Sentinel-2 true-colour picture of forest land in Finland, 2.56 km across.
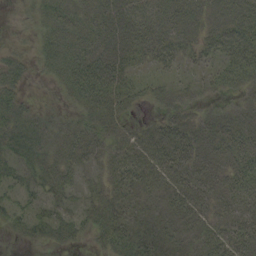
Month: September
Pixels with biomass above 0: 80%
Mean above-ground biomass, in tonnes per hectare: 29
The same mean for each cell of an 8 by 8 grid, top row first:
4 34 36 36 44 36 28 41
13 31 45 32 45 39 30 54
28 12 58 50 17 13 15 39
36 15 24 35 7 26 16 26
34 28 37 31 34 42 24 38
22 35 21 29 35 31 30 40
19 24 20 37 18 26 27 30
5 20 12 37 24 19 26 43
